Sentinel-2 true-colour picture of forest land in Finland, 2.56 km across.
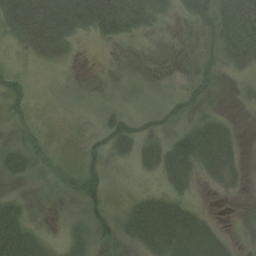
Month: August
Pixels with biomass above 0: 61%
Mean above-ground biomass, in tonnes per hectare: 25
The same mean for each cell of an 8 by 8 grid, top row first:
81 85 65 82 54 14 41 91
12 41 4 3 2 1 19 62
15 1 1 4 9 3 24 12
15 2 3 15 21 29 16 4
20 9 10 29 28 40 43 13
18 18 30 19 15 37 23 16
21 4 31 25 35 45 7 1
59 10 28 18 34 49 44 7
